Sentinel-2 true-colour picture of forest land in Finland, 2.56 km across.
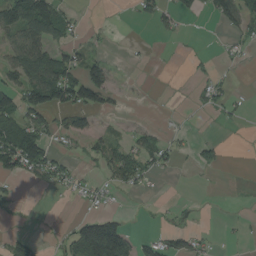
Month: August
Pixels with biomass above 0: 34%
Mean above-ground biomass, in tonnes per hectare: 34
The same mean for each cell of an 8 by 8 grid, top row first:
99 111 11 0 23 38 20 64
70 83 32 6 2 1 2 15
55 107 90 36 1 1 22 1
86 82 68 20 1 3 13 12
117 45 18 36 39 17 24 0
46 63 19 45 41 6 3 0
8 1 10 13 1 14 1 1
32 4 111 181 25 37 14 4
